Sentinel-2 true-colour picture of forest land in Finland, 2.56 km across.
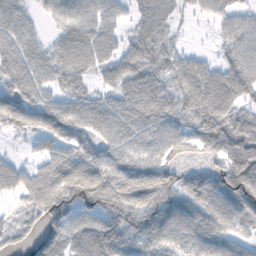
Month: November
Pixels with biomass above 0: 83%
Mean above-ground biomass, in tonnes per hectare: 69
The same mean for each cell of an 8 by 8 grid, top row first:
60 30 78 55 56 33 32 53
70 42 95 60 76 42 11 74
70 56 56 52 80 64 92 89
100 80 82 72 89 74 101 60
8 51 70 62 71 84 76 101
58 90 122 91 105 50 55 105
30 83 92 81 76 64 78 89
46 69 89 97 61 66 79 58
